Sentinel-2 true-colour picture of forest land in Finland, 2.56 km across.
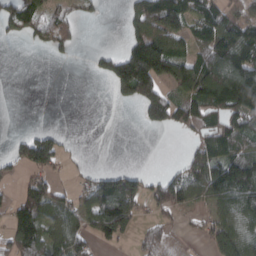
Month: March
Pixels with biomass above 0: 54%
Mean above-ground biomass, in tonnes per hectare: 75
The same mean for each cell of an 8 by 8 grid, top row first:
111 77 40 0 108 135 96 91
1 49 18 13 176 80 114 151
0 0 0 99 197 110 180 207
0 0 0 0 77 95 94 133
36 98 2 0 0 0 90 85
28 60 23 84 54 65 136 176
86 116 72 212 51 77 51 110
123 100 82 77 58 25 51 98
